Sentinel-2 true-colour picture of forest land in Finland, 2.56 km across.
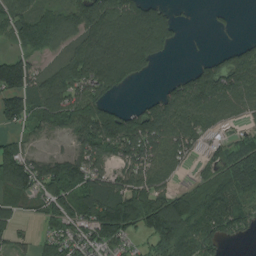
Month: August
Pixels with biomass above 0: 76%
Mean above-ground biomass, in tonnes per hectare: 87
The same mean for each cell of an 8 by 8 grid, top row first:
107 91 111 133 133 32 5 2
51 77 93 148 149 27 3 56
150 71 105 132 23 36 116 102
110 118 137 95 92 125 90 54
49 22 67 110 120 99 42 58
143 107 133 64 85 35 38 114
40 77 116 174 158 149 115 87
37 57 89 91 50 124 96 21
